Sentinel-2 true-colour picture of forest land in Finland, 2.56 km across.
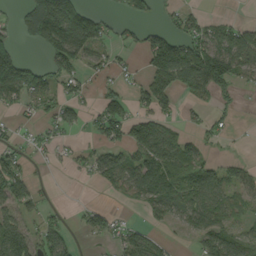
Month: September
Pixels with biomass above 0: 54%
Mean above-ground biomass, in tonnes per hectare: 57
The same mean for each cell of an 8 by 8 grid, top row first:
22 130 75 17 41 34 24 6
53 92 99 31 64 141 118 103
157 64 41 26 42 96 165 53
19 33 30 91 44 24 27 10
29 21 14 53 111 86 24 2
70 4 13 83 97 92 94 49
55 20 13 17 50 59 78 42
125 72 13 34 77 9 91 58
